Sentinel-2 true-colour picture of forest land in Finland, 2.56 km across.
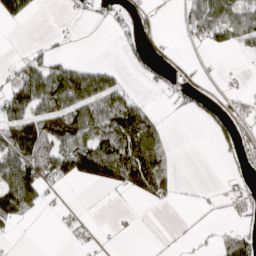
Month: March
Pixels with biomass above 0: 42%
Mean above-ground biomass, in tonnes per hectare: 48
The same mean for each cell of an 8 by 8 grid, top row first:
54 0 11 30 29 13 98 80
3 14 2 1 37 15 32 35
58 113 120 59 15 34 12 8
87 92 95 107 57 17 40 37
137 95 106 114 125 11 3 48
158 86 85 108 147 37 0 33
105 23 13 4 10 8 13 58
8 0 19 8 1 7 9 70
